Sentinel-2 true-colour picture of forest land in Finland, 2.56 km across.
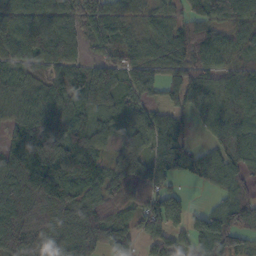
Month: October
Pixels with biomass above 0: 87%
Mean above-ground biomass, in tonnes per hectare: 81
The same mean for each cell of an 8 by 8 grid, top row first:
81 82 71 63 36 40 60 66
73 105 55 64 62 84 97 56
63 69 82 92 73 63 72 81
62 73 68 62 56 60 78 95
148 116 101 51 72 87 37 95
170 147 96 72 93 58 49 60
155 140 91 54 88 74 40 90
121 97 113 101 69 60 112 63
